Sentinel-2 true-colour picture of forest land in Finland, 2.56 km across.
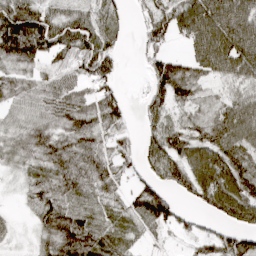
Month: April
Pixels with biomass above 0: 81%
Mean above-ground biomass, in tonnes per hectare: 61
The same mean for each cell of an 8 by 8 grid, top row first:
93 57 48 52 42 82 124 123
111 72 79 56 41 13 115 123
63 58 54 44 22 95 45 76
42 62 68 60 34 40 34 97
50 62 48 40 44 78 77 83
22 63 65 40 41 63 106 88
9 72 63 38 69 39 45 101
14 58 104 62 26 14 52 62
